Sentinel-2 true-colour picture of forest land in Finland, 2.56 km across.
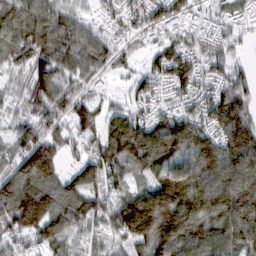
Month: February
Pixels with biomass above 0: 89%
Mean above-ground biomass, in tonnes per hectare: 103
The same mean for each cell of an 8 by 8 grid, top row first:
115 106 61 56 94 79 41 65
119 147 100 77 35 84 76 32
48 137 64 28 59 108 84 81
53 100 103 67 58 79 116 152
75 111 59 134 163 140 119 165
113 138 104 89 69 130 129 154
174 164 134 102 186 191 149 177
69 112 62 60 129 150 121 112
